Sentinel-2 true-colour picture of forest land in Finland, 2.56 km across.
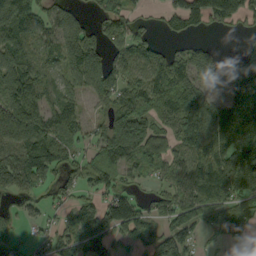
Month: September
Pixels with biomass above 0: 77%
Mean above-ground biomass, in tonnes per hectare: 92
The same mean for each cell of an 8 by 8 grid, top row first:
129 82 44 94 16 65 95 58
102 67 173 76 89 39 46 37
132 56 72 110 97 146 120 138
158 99 56 91 108 114 119 151
123 143 51 139 154 76 113 149
167 69 84 80 37 76 160 146
24 34 79 134 59 126 107 80
40 50 95 78 77 115 19 47
